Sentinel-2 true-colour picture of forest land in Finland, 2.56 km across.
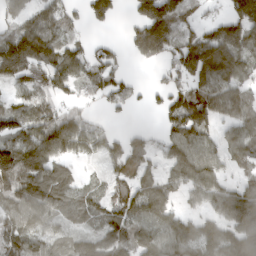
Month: March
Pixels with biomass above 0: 77%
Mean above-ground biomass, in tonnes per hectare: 100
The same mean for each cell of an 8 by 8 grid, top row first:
58 92 57 99 146 138 37 148
162 123 57 48 152 116 177 115
97 100 78 105 10 78 148 110
93 93 61 42 20 129 145 108
113 156 122 91 84 145 84 95
167 124 33 66 102 91 116 61
114 105 84 89 124 60 65 119
118 78 71 131 95 119 113 114
